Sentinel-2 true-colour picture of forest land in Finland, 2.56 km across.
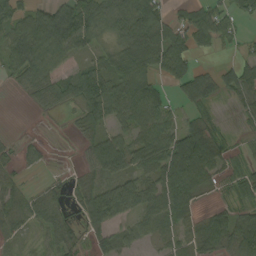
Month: September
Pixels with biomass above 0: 73%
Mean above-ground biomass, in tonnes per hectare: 51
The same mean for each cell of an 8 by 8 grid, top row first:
51 80 85 91 103 35 71 45
71 103 49 40 70 73 55 20
33 61 73 63 64 54 51 90
0 21 46 75 80 22 24 28
15 9 19 68 65 89 83 15
19 6 21 68 53 93 57 36
44 38 32 101 62 74 18 35
19 27 17 40 23 37 82 67
